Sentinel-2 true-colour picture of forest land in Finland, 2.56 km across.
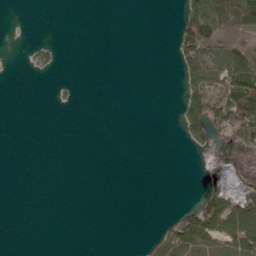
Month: April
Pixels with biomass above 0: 24%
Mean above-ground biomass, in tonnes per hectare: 26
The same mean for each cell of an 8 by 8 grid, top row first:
0 0 0 0 0 13 115 66
0 19 0 0 0 41 67 37
0 3 3 0 0 10 59 96
0 0 1 0 0 15 107 110
0 0 0 0 0 2 57 139
0 0 0 0 0 0 47 140
0 0 0 0 0 12 116 118
0 0 0 0 8 64 61 107
